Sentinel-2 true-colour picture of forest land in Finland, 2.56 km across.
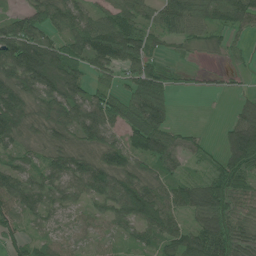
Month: June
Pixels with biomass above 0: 84%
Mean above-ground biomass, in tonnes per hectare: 70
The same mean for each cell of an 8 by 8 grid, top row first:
51 93 83 82 66 86 65 92
145 101 92 143 80 18 31 27
117 139 80 45 97 24 8 12
120 93 99 97 103 16 1 44
65 62 59 71 84 54 18 149
78 82 96 86 66 46 52 80
63 59 37 63 108 73 100 66
42 39 30 30 41 71 105 77
